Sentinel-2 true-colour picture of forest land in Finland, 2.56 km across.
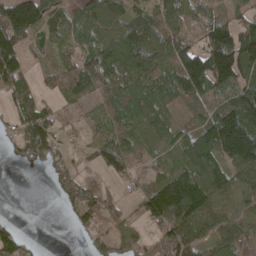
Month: April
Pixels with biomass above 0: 77%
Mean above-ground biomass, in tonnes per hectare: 82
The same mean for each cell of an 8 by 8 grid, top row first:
182 91 64 87 75 86 80 53
143 48 64 120 130 116 151 171
107 45 99 78 69 110 170 127
63 61 37 55 80 42 76 172
44 97 14 60 45 72 140 243
0 25 35 33 34 108 107 94
0 0 75 45 89 182 118 92
70 0 9 62 38 117 78 76
